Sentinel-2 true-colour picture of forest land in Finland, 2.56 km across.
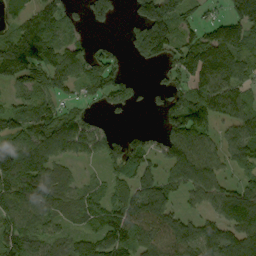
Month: September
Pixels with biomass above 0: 77%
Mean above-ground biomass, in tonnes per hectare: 100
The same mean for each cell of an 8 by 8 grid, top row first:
58 92 57 99 146 138 37 148
162 123 57 48 152 116 177 115
97 100 78 105 10 78 148 110
93 93 61 42 20 129 145 108
113 156 122 91 84 145 84 95
167 124 33 66 102 91 116 61
114 105 84 89 124 60 65 119
118 78 71 131 95 119 113 114
